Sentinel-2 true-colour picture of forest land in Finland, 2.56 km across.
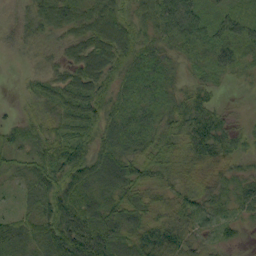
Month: September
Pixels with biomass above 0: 92%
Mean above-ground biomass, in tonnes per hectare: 48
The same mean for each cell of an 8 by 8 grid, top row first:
25 51 50 59 40 101 43 55
19 23 54 79 38 35 51 61
3 34 60 44 49 28 32 15
13 43 59 44 43 48 47 5
39 55 65 54 51 49 69 29
26 59 67 78 55 42 52 27
20 57 83 67 57 56 40 34
61 65 108 96 67 64 30 16
